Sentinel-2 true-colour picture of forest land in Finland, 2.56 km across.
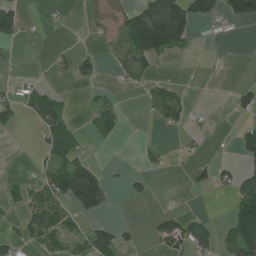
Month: July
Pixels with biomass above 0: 32%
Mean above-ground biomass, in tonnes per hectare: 40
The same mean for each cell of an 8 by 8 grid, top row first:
78 6 4 47 136 138 67 90
10 4 8 18 168 56 3 0
17 9 29 6 31 13 3 1
46 70 7 56 8 61 4 12
0 57 37 14 9 5 5 50
5 52 177 10 22 2 28 47
26 117 86 18 1 6 1 122
31 54 46 83 7 75 37 129
